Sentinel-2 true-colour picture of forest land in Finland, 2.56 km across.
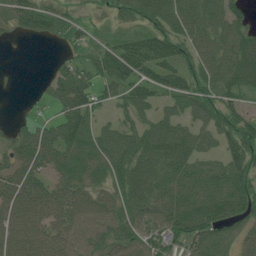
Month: July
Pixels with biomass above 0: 82%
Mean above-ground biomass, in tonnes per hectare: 73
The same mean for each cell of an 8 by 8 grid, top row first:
70 68 29 32 67 83 84 47
2 5 50 57 101 79 61 88
2 39 92 93 86 84 76 93
4 17 114 35 53 56 90 58
75 98 110 99 92 110 47 100
88 62 86 77 94 91 93 95
90 88 81 76 74 97 101 84
82 80 72 81 75 70 95 61
